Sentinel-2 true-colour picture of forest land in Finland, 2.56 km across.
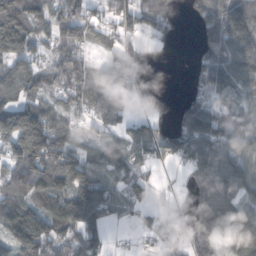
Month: October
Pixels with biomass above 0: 76%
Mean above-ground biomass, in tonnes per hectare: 87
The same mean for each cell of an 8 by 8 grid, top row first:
135 102 96 56 101 38 105 165
107 49 69 60 32 11 98 159
90 63 95 99 18 1 104 128
111 93 55 78 28 49 123 48
124 159 46 50 99 95 148 61
102 129 140 83 51 4 139 103
103 98 192 81 50 25 155 106
112 140 102 20 19 41 114 105
